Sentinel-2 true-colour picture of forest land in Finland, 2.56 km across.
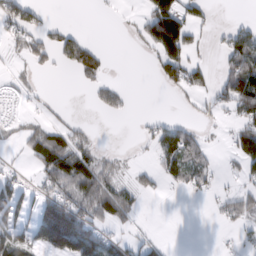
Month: February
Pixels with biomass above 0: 43%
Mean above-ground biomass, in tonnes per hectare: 37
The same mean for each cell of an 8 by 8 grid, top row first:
63 11 0 3 38 108 20 5
20 42 73 2 25 111 9 92
17 2 20 16 0 52 29 98
12 12 2 21 2 4 18 53
18 90 47 4 12 85 19 60
29 60 109 45 19 46 29 27
69 69 73 84 8 0 5 50
73 78 111 43 25 0 0 22
